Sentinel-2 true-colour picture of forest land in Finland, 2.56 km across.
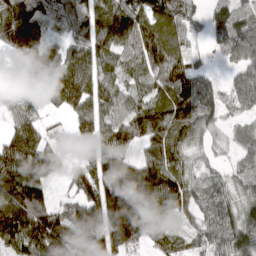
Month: March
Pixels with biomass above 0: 87%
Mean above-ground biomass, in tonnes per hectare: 104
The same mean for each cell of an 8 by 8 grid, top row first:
175 73 96 167 101 108 69 88
126 80 112 132 139 84 33 119
28 116 163 85 84 133 66 81
59 37 107 84 117 123 97 49
85 82 51 125 84 123 54 48
58 72 96 233 184 115 51 64
123 95 117 205 186 112 88 100
101 154 161 176 97 64 69 127
